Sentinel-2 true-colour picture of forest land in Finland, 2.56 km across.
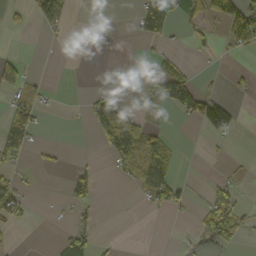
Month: October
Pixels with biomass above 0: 25%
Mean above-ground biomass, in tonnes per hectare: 26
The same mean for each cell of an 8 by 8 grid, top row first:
12 50 0 0 78 43 57 116
3 1 0 0 3 8 8 39
69 5 0 0 16 80 2 7
59 9 4 100 17 34 92 10
76 9 0 81 71 7 4 0
20 1 33 7 64 28 3 7
43 1 22 0 11 30 50 31
1 3 52 5 0 1 42 20
